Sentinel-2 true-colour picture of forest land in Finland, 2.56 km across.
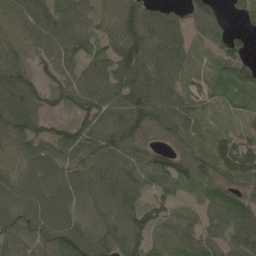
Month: May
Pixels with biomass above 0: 93%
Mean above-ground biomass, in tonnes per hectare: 89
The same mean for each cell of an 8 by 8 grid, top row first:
101 121 88 75 105 41 95 28
93 98 78 81 129 105 55 63
108 60 111 125 133 87 56 110
123 53 86 112 136 94 32 30
103 95 98 112 80 72 56 58
104 105 78 102 88 95 72 83
129 121 86 87 75 58 58 98
79 123 130 98 78 94 76 115
